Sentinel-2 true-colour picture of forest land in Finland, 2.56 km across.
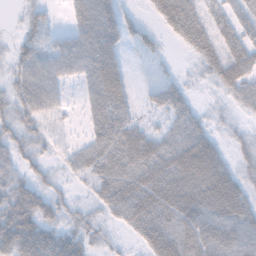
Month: November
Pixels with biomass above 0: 80%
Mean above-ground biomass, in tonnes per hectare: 46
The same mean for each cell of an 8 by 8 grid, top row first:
6 23 51 54 14 74 38 38
25 41 63 57 19 11 50 59
36 50 36 72 0 12 26 56
41 37 12 72 9 28 16 20
44 24 19 64 67 55 56 25
34 24 24 62 68 81 97 41
70 45 24 53 79 85 83 71
96 70 47 16 47 77 82 64
